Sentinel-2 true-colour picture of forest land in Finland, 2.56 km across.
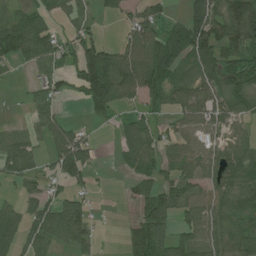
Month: July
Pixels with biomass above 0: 68%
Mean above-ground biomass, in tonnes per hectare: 67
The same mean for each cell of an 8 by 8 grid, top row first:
73 51 41 23 76 19 127 172
96 85 83 49 132 106 112 104
10 62 100 157 141 73 81 92
1 52 7 54 46 56 68 59
72 44 78 9 77 52 52 54
47 47 71 6 65 51 50 79
41 79 66 0 78 75 73 73
65 79 59 1 105 63 69 75
